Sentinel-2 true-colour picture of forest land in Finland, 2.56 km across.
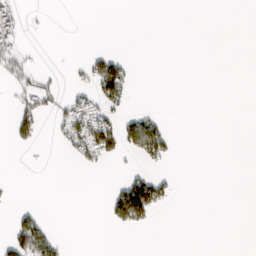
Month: March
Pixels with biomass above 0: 14%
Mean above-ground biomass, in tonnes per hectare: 17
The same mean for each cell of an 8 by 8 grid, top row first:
36 2 0 0 0 0 0 0
34 0 0 4 0 0 0 0
35 12 12 106 0 0 0 0
36 25 62 41 21 0 0 0
20 3 69 69 112 13 0 0
0 0 1 3 41 10 0 0
14 1 0 53 127 4 0 0
54 57 0 0 0 0 0 0
